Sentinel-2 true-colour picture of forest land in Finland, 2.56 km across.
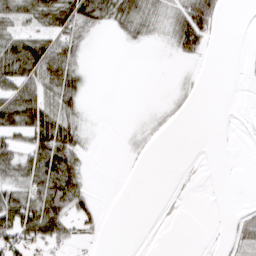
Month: March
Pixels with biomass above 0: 41%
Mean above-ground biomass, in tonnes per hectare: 26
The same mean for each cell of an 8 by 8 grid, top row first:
50 62 73 47 37 31 64 0
70 60 29 0 6 22 14 2
72 63 28 0 0 3 1 1
90 68 26 0 2 7 0 1
45 90 33 0 7 0 0 0
59 83 42 0 0 2 1 0
83 83 48 0 0 4 0 8
63 55 15 0 0 0 1 26
